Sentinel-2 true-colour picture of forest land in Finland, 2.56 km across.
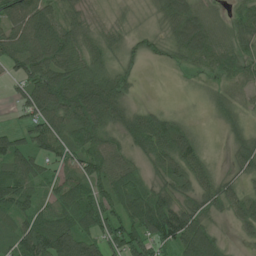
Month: July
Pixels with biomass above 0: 85%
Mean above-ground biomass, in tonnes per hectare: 70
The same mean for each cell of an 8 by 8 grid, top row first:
107 93 48 20 13 97 49 57
103 110 81 62 16 56 90 61
39 111 117 89 6 6 20 49
29 117 127 92 47 18 14 35
65 75 94 61 88 122 14 55
99 39 89 91 45 91 56 52
70 50 85 80 115 119 71 66
81 129 105 86 92 104 77 20
